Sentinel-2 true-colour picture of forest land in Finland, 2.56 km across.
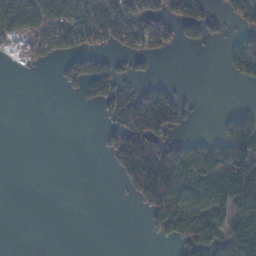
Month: January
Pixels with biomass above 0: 41%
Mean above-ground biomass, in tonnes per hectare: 43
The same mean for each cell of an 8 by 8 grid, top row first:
76 74 78 96 78 90 59 69
28 48 51 36 48 25 12 58
0 0 55 67 20 7 0 29
0 0 1 41 121 83 1 42
0 0 0 43 101 50 62 124
0 0 0 4 107 90 87 151
0 0 0 0 30 103 89 96
0 0 0 0 2 31 81 110
